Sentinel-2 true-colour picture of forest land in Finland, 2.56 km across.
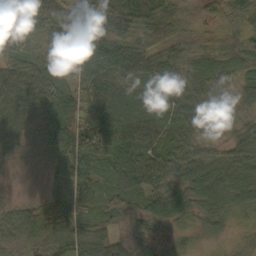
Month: October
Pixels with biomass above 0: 95%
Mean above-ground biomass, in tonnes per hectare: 64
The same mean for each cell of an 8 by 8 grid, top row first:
60 73 88 117 99 51 22 44
58 49 62 87 70 81 60 65
87 90 92 87 91 84 81 50
92 79 70 95 100 81 68 45
46 52 71 75 79 54 39 54
12 18 75 62 85 62 85 67
41 46 56 59 68 72 56 52
52 57 74 54 35 24 20 18
